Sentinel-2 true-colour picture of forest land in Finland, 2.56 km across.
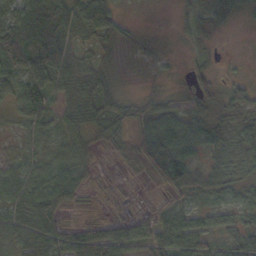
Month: October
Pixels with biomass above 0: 81%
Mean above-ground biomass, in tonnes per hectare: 43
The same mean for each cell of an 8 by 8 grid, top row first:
60 77 88 60 1 8 25 19
95 76 27 18 7 2 9 0
57 41 52 21 6 9 34 26
33 55 57 51 43 39 28 57
17 30 54 31 64 51 51 61
41 52 55 8 27 74 58 42
52 69 31 18 10 54 43 44
51 71 99 95 63 85 42 53
